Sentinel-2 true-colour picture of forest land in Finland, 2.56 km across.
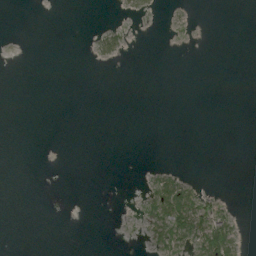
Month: August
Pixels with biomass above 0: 10%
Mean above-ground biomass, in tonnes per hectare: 4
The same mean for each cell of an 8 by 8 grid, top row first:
0 0 0 0 3 1 0 0
0 0 0 15 0 1 1 0
0 0 0 0 0 0 0 0
0 0 0 0 0 0 0 0
0 0 0 0 0 0 0 0
0 0 0 0 2 17 0 0
0 0 0 0 8 67 31 1
0 0 0 0 6 36 53 14
